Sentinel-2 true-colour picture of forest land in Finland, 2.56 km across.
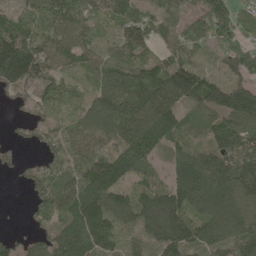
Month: May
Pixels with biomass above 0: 88%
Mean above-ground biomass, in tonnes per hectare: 92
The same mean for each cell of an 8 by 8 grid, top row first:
64 94 75 70 82 74 128 88
142 103 83 47 65 68 50 100
113 83 40 105 106 141 76 76
23 42 57 134 133 88 79 177
34 61 94 80 128 55 72 125
20 81 100 157 62 122 189 155
0 91 133 116 95 131 124 124
42 80 150 81 54 125 108 121
